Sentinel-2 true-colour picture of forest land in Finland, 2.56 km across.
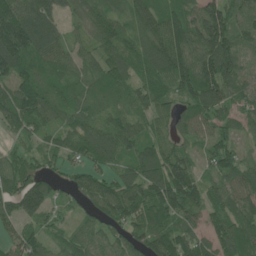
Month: June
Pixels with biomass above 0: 92%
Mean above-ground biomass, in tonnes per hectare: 87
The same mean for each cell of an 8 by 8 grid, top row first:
130 87 55 70 103 99 139 99
147 82 46 79 92 147 151 87
92 70 62 93 76 122 151 90
92 89 75 54 63 59 92 60
33 45 81 104 77 53 53 32
86 72 65 57 105 117 53 83
114 90 45 96 110 137 94 82
82 61 76 91 108 113 89 117
